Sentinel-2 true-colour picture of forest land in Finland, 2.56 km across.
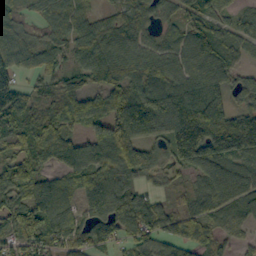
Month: October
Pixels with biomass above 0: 88%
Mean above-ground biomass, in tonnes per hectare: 81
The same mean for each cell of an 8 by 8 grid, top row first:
61 66 58 41 73 51 74 40
81 70 87 82 68 78 88 61
69 59 54 75 81 92 112 45
78 46 55 72 119 132 218 72
59 99 67 124 82 165 179 159
96 63 82 94 58 34 90 82
85 127 80 89 77 40 62 73
76 81 72 65 75 71 59 32
